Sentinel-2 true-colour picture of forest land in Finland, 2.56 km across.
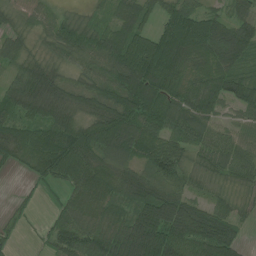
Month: July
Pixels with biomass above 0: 88%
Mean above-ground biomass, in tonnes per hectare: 65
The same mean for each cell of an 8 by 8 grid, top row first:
34 37 24 44 63 84 50 51
49 36 75 82 92 94 81 87
68 87 45 79 103 75 81 64
65 69 53 91 90 78 77 44
74 81 109 114 81 56 61 59
7 54 81 88 70 61 42 48
15 10 74 38 74 93 57 25
16 25 79 77 130 93 104 40
